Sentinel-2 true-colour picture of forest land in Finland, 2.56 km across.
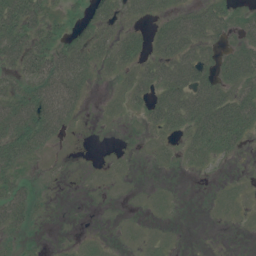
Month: July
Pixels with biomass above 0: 55%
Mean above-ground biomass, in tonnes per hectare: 23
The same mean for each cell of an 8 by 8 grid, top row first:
68 33 17 27 24 30 43 17
59 41 37 32 23 57 23 26
26 61 40 9 34 55 36 43
55 66 19 5 20 50 71 53
53 30 0 1 3 12 48 22
24 3 0 3 0 2 2 2
41 3 0 1 3 3 2 6
12 2 5 2 5 2 0 0
